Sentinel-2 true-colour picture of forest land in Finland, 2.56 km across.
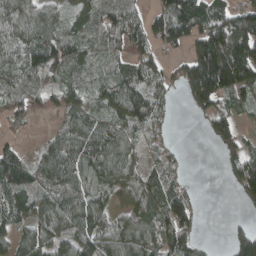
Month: April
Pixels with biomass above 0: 77%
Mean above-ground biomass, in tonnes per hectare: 87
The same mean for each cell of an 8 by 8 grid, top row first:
89 71 80 94 69 169 114 112
81 130 84 67 60 68 193 202
94 68 58 76 96 46 276 196
62 85 82 76 116 19 91 52
29 57 116 118 67 17 17 56
105 102 80 101 67 39 0 102
86 84 108 59 106 133 0 23
75 105 96 83 100 128 8 102
